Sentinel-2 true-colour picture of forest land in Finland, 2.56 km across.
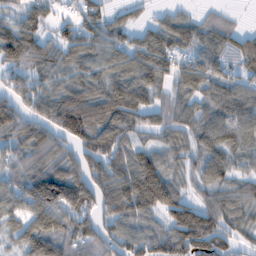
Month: February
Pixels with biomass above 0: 85%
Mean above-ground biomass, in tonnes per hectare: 82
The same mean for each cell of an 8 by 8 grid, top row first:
56 57 65 45 21 51 37 11
130 70 84 76 91 77 77 85
68 67 79 81 97 44 79 67
87 89 131 96 89 69 78 94
63 99 89 104 48 67 84 79
81 140 93 111 138 54 76 54
56 127 100 98 112 122 103 76
51 112 86 81 98 117 126 50
